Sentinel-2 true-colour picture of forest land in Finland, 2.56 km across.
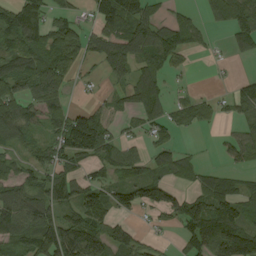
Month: August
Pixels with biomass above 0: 65%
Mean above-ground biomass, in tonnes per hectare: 69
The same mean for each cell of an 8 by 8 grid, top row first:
88 63 33 107 94 29 39 93
87 103 73 87 95 84 17 51
103 131 17 32 81 12 2 29
101 87 65 38 70 45 34 41
50 73 163 75 36 38 3 63
58 70 53 42 56 50 45 30
104 96 114 71 59 85 127 86
51 114 150 98 33 24 123 157
